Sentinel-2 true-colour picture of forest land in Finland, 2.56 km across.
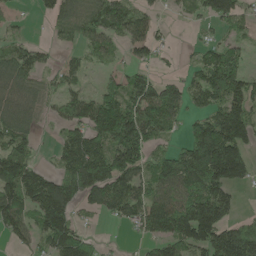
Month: May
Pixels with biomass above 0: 68%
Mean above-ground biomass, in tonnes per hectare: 93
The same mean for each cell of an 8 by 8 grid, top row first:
17 43 85 120 57 15 72 70
59 31 48 47 72 13 48 55
89 38 43 48 87 47 134 123
89 36 108 189 142 75 90 141
99 7 126 150 124 35 253 147
153 69 180 156 83 150 184 102
131 177 63 84 109 140 190 29
45 102 101 4 44 131 131 146
